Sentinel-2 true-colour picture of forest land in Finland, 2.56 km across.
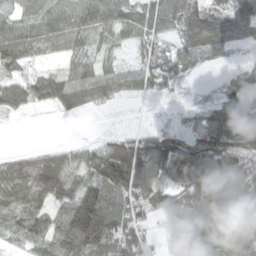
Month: April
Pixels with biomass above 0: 84%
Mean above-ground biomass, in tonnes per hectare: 70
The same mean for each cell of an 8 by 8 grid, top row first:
39 54 76 46 44 72 107 100
67 32 47 29 41 61 95 33
42 56 66 43 40 45 7 67
27 18 32 8 4 9 52 67
0 7 19 60 96 112 117 89
85 119 64 131 123 152 127 96
71 68 150 101 98 81 125 121
39 80 156 135 87 28 142 81
